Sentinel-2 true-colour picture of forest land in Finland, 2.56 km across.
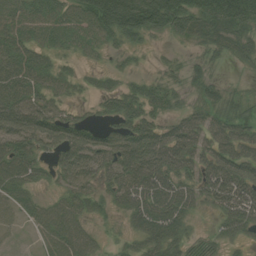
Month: August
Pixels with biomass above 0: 78%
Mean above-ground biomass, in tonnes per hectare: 67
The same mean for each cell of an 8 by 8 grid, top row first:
67 82 82 196 202 163 101 128
67 54 38 33 36 15 41 49
84 58 31 27 34 22 38 8
103 65 21 52 67 32 46 47
74 75 100 70 107 99 66 79
78 32 84 67 110 89 107 127
46 44 52 32 87 87 38 125
6 50 69 12 55 57 12 43
